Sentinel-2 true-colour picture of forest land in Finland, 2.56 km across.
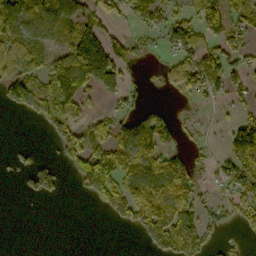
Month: October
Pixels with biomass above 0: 53%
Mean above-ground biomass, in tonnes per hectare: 69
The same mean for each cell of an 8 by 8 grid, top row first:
114 144 79 58 91 64 113 72
114 61 197 112 21 63 56 67
113 103 182 102 14 58 111 48
34 96 53 40 57 13 8 34
7 12 108 123 131 34 16 144
13 62 92 128 96 105 23 98
0 0 0 89 147 117 57 76
0 0 0 0 42 120 53 22
